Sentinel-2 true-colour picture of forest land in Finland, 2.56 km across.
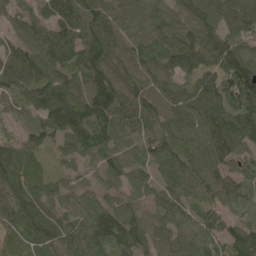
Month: May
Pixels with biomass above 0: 95%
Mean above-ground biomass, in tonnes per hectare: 82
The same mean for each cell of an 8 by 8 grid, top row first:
71 94 116 74 54 62 81 104
75 139 114 81 75 114 112 75
94 114 76 97 77 70 104 150
45 113 102 106 86 85 139 116
57 47 85 82 77 71 121 91
66 42 38 54 61 81 93 52
72 63 62 75 47 65 61 33
25 72 100 101 77 62 89 82
